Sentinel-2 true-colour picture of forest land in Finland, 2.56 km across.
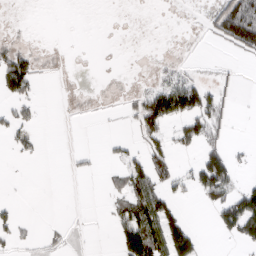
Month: March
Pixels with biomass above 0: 35%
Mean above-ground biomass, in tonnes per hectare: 32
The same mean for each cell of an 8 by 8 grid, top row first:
3 0 0 1 1 4 33 167
37 9 1 2 3 7 2 74
108 4 3 6 10 40 23 16
38 1 7 4 94 102 107 3
23 2 1 12 41 41 62 7
1 0 10 12 75 43 119 25
13 0 3 19 86 39 26 124
23 16 3 15 126 114 3 38
